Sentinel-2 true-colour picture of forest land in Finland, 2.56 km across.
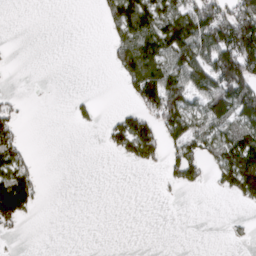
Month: March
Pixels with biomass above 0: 36%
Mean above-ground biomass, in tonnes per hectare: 41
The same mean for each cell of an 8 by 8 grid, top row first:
0 0 0 49 95 96 111 107
0 0 0 35 113 129 120 173
0 0 0 4 114 92 102 154
20 0 9 7 53 109 90 92
41 0 0 31 85 54 62 110
87 1 0 0 0 39 19 122
104 1 0 0 0 0 0 7
5 0 0 0 0 0 0 5
